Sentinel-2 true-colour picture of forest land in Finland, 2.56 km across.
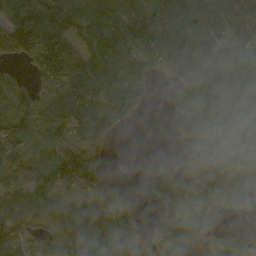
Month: October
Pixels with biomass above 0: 80%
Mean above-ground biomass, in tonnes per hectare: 102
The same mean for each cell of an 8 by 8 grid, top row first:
116 166 114 139 170 212 250 238
127 200 110 107 177 179 143 112
38 111 122 57 69 58 93 108
98 119 151 139 33 42 121 117
136 55 141 29 0 16 90 83
95 68 165 54 21 88 103 79
97 77 72 106 16 101 57 48
99 46 89 127 106 147 35 71
